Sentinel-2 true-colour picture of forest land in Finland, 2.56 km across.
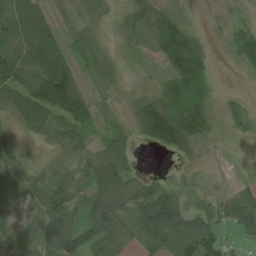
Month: July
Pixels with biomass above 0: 81%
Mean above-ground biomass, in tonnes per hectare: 51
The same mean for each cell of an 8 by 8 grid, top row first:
81 38 17 13 54 29 3 8
54 74 21 8 34 98 23 57
81 134 37 16 5 72 41 3
47 95 130 9 63 100 48 23
17 15 35 37 22 86 16 5
45 45 44 77 28 8 5 5
31 89 77 109 124 96 23 119
53 89 101 66 67 88 91 25
